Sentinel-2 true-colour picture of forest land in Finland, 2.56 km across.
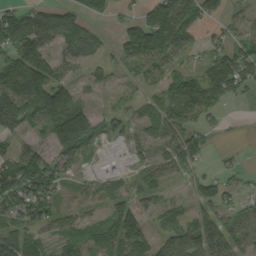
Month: September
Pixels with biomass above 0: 75%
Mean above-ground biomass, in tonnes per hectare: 68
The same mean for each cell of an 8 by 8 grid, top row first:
94 99 57 34 69 135 51 29
118 68 60 30 157 97 42 64
130 120 26 23 45 71 94 81
173 122 95 55 42 82 53 1
39 61 149 33 47 69 41 10
130 110 28 47 60 40 35 20
98 73 41 54 54 24 59 39
101 39 44 73 89 65 111 61
